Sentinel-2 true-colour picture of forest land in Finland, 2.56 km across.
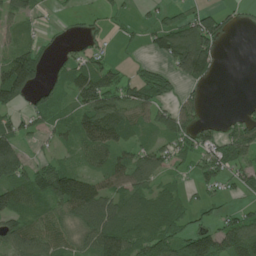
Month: June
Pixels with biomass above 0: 68%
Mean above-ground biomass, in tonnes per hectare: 60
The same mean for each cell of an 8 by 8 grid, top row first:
56 9 10 23 12 38 66 15
58 18 29 13 23 119 99 0
155 32 77 61 61 54 44 0
47 57 78 101 71 70 10 19
66 22 71 87 44 56 53 97
89 92 92 72 60 26 59 49
92 67 131 84 79 58 31 30
75 68 61 127 84 75 115 115
